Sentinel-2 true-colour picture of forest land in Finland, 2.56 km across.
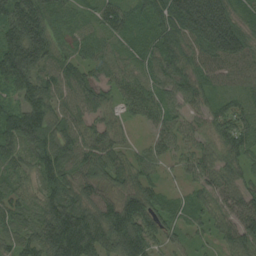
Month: August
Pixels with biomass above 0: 97%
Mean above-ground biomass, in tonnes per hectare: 74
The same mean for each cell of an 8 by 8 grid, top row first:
127 98 38 62 58 126 177 60
129 102 57 40 56 75 101 93
94 74 67 50 55 68 53 46
82 87 60 40 56 43 58 61
71 99 80 64 25 45 47 86
50 85 74 75 57 19 53 61
63 87 106 100 104 40 55 71
59 111 161 118 117 31 29 86
